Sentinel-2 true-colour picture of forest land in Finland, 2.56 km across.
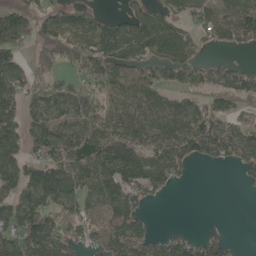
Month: May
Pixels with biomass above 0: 68%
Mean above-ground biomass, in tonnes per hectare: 69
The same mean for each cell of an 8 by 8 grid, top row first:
72 82 119 36 72 57 56 100
69 77 77 107 91 113 22 34
79 75 45 87 69 49 54 61
67 96 86 53 55 77 100 51
69 90 92 112 66 107 93 96
92 108 75 115 102 44 0 11
91 94 76 86 27 0 0 0
88 118 44 83 64 44 42 7
